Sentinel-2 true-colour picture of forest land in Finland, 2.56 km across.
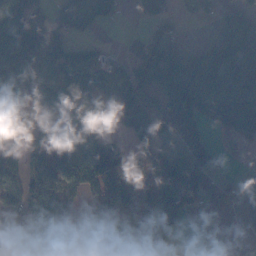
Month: November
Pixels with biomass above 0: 62%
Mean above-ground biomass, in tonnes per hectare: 75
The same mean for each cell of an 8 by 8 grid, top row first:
88 58 100 45 60 52 52 83
129 123 41 15 40 80 63 121
130 98 124 119 82 186 124 117
88 46 52 46 87 160 117 135
58 96 136 107 72 22 12 19
82 84 112 117 51 94 31 8
54 109 37 52 72 125 11 7
31 175 24 28 91 25 0 2
